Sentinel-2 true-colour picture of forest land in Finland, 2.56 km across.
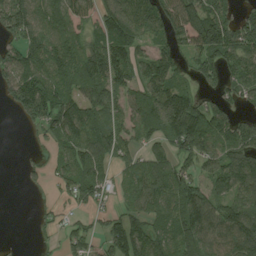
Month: August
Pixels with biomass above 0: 76%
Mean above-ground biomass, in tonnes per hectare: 98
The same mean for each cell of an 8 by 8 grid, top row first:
173 92 126 168 130 179 166 83
89 125 110 154 55 92 164 128
135 131 119 136 107 81 51 97
52 158 136 84 130 200 108 50
1 44 123 108 64 124 117 127
3 37 116 41 101 106 74 124
0 23 33 41 87 101 104 115
6 14 55 109 114 124 114 119
